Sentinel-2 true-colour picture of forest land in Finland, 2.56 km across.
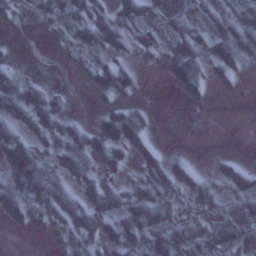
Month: January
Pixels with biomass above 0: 72%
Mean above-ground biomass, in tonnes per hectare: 36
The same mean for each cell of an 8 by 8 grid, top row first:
21 27 31 50 34 16 29 41
1 1 27 44 33 15 36 70
46 9 3 43 4 43 39 10
59 42 3 41 27 1 3 0
102 25 51 66 35 1 1 0
106 91 42 24 27 43 18 47
76 55 64 73 101 40 35 26
0 8 48 52 48 51 49 54
